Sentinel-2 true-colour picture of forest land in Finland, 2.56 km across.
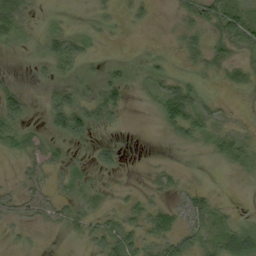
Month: September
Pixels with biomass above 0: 49%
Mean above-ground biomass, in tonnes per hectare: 16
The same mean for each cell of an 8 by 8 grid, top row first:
39 6 1 8 8 8 27 23
8 25 21 1 2 8 25 16
2 10 15 22 11 18 6 14
30 27 45 28 2 45 22 3
22 20 11 11 0 9 13 31
6 16 7 7 3 10 1 4
19 26 13 7 22 24 26 3
6 1 10 31 23 34 22 55
